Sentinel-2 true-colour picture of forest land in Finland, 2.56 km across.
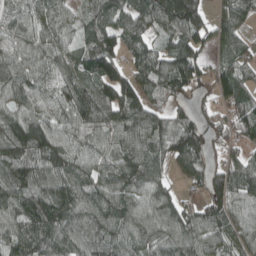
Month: April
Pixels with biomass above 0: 89%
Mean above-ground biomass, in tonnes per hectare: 91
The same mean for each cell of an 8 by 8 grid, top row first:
64 95 50 98 77 131 61 86
71 96 68 81 74 100 71 62
91 72 80 109 100 132 58 83
78 57 118 113 102 53 35 91
135 122 80 80 100 110 59 57
120 104 93 102 114 56 81 106
111 126 115 125 96 86 88 76
93 125 109 108 103 112 99 72
